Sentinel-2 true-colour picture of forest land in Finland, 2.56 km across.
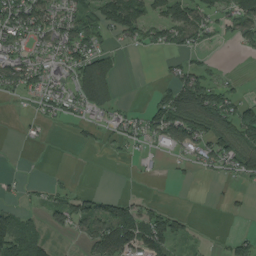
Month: August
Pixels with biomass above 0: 50%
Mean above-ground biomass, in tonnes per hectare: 47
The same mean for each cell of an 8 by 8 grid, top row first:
89 74 59 92 69 88 48 65
66 57 77 25 26 47 23 25
76 66 105 61 0 52 53 12
5 33 38 40 31 102 121 91
3 6 14 16 24 66 72 85
9 5 1 0 9 9 10 48
32 40 68 67 42 16 3 10
108 34 27 157 115 59 4 39
